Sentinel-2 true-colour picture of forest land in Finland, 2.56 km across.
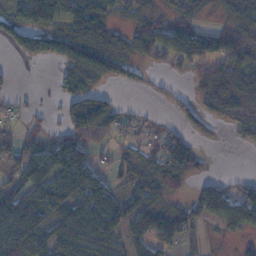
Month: November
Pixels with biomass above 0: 65%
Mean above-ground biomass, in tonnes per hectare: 52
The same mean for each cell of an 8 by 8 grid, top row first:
69 99 106 47 37 35 17 57
45 71 103 71 52 67 64 59
7 4 61 29 20 11 49 53
14 14 82 51 10 25 31 33
62 42 51 26 31 77 7 11
61 79 89 31 55 94 23 11
94 87 87 73 61 49 64 87
102 80 100 71 51 38 4 18
